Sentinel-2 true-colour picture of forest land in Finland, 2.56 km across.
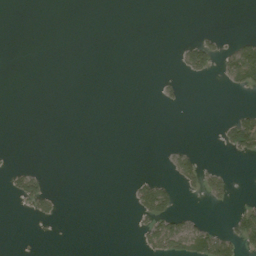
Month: August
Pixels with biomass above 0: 11%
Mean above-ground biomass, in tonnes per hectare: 13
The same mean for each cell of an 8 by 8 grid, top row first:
0 0 0 0 0 0 0 0
0 0 0 0 0 10 43 50
0 0 0 0 0 8 6 51
0 0 0 0 0 2 0 16
0 0 0 0 0 6 0 63
32 12 0 0 14 36 38 0
4 28 0 0 73 42 6 22
0 0 0 0 28 80 83 65
